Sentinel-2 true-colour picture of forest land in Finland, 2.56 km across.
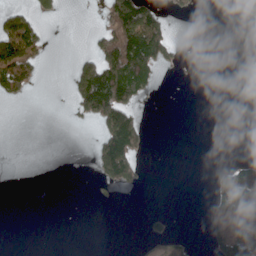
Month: April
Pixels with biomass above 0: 22%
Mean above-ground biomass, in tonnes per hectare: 33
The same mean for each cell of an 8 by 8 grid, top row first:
62 16 0 94 122 11 0 17
116 17 3 142 181 31 0 5
99 1 117 153 82 1 0 40
0 0 51 145 12 0 0 2
0 0 0 136 32 0 0 0
0 0 0 86 15 0 7 93
0 0 0 2 2 0 18 84
0 0 0 0 17 22 27 76
